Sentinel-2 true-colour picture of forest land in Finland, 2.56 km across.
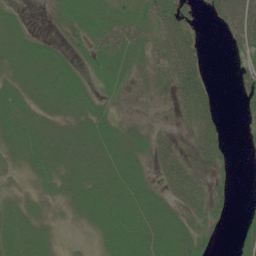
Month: June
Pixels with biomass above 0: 72%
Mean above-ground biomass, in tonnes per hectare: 33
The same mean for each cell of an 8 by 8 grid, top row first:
13 9 47 44 45 56 16 83
35 27 23 62 41 72 8 43
28 41 26 40 23 53 25 29
43 35 37 21 13 26 45 14
37 45 45 43 31 30 49 2
11 34 40 40 24 51 29 2
21 13 26 42 42 40 38 5
38 19 2 42 50 52 22 31
